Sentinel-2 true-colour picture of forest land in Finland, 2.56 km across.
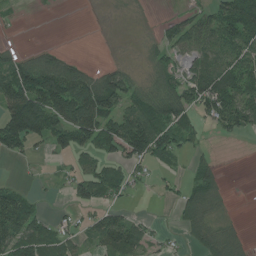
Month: July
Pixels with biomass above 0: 58%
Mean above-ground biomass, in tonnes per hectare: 57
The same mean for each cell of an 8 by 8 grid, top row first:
5 1 0 2 2 27 59 159
19 28 0 1 15 55 71 92
113 150 107 94 32 64 95 105
147 137 149 99 105 94 61 95
80 57 78 85 139 60 16 4
3 6 51 50 17 16 67 0
91 10 39 35 1 31 76 1
88 57 29 80 60 11 73 38
